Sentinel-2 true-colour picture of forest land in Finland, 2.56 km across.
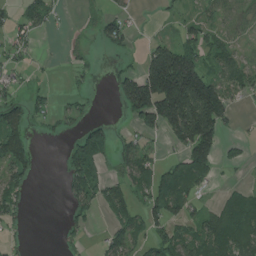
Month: July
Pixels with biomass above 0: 49%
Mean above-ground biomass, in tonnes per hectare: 66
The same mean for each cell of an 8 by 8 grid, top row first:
42 51 12 44 2 21 32 55
40 1 23 41 37 122 68 33
26 9 21 33 179 323 133 73
75 44 41 1 162 249 202 19
113 5 73 61 42 62 162 31
88 0 114 58 77 123 58 1
67 0 60 58 66 83 35 98
15 0 21 54 58 88 96 114
